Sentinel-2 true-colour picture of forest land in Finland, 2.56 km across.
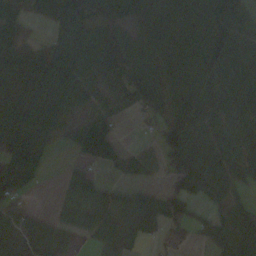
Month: October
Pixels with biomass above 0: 77%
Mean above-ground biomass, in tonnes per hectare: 64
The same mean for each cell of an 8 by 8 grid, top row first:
62 59 96 81 61 74 86 56
71 47 80 108 58 68 106 68
40 62 73 70 82 56 105 97
66 43 26 44 44 81 81 70
82 34 68 75 18 135 88 75
93 14 58 12 30 95 106 63
39 7 40 65 112 68 50 48
46 40 19 75 55 24 41 81
